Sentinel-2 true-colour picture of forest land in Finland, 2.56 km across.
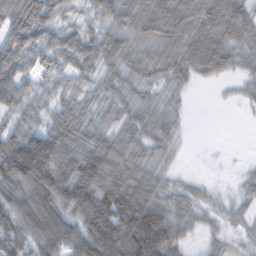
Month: February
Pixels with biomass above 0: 84%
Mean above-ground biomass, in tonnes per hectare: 60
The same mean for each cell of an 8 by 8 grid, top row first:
87 72 21 58 69 76 79 75
73 54 66 72 36 65 90 55
68 26 36 35 36 37 24 25
50 36 45 33 36 16 0 3
95 116 73 61 43 17 0 0
120 128 119 91 59 15 4 9
82 93 86 144 127 59 28 17
87 96 91 151 162 73 28 17
